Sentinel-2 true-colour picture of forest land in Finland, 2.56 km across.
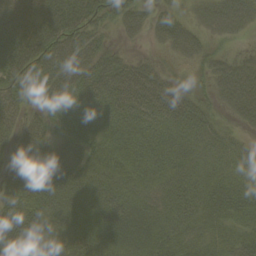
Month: August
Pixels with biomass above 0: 89%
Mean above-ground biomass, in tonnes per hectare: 50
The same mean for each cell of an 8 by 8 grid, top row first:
68 77 63 37 33 33 29 60
73 74 69 22 6 34 25 8
59 66 58 66 59 18 22 54
38 36 55 56 57 63 27 26
45 41 45 47 56 61 44 24
59 63 55 50 47 52 54 53
68 53 57 71 55 51 61 53
83 40 48 69 71 53 54 52
